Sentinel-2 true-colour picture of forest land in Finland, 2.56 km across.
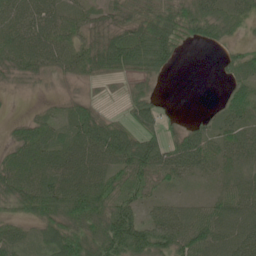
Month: June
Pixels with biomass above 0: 82%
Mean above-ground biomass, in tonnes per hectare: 47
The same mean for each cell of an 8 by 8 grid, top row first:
61 55 35 32 52 62 58 42
63 59 43 73 84 40 17 22
22 15 19 17 29 1 0 38
2 15 41 9 49 5 11 50
40 60 69 86 77 46 51 56
68 64 72 51 62 43 24 35
39 62 77 67 36 38 45 66
52 55 86 88 78 73 80 69
